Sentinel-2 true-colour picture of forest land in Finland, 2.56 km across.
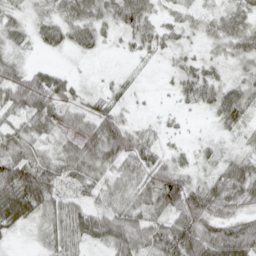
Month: April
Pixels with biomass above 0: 78%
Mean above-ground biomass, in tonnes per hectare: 40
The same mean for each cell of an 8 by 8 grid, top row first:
18 27 53 34 49 22 25 31
21 22 30 4 22 20 11 31
83 66 10 6 2 25 38 26
38 57 41 36 2 9 17 55
37 17 57 89 50 8 11 15
65 53 46 27 68 62 27 57
78 45 44 51 41 89 75 31
6 28 43 74 58 97 76 84
